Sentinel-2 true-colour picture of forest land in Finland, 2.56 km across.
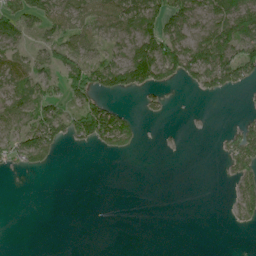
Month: June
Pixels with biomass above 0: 43%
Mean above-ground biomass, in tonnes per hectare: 38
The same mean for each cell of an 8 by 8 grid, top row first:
69 61 58 71 80 78 65 91
54 48 51 31 90 89 96 82
56 49 77 98 98 42 72 63
67 67 81 78 19 1 1 5
64 92 28 61 9 2 0 67
9 6 0 0 0 0 0 48
0 0 0 0 0 0 0 43
0 0 0 0 0 0 0 0
